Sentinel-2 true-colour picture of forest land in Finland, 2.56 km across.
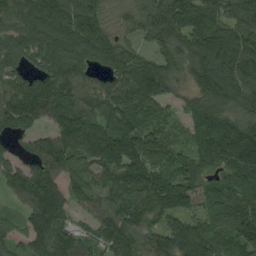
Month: August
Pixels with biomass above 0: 92%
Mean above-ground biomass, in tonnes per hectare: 118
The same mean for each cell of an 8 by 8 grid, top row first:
115 147 139 68 95 139 152 143
107 125 139 119 43 114 168 157
93 116 102 87 164 75 144 140
159 128 142 121 135 30 154 89
30 98 150 180 103 49 154 194
110 122 72 113 169 125 81 145
40 186 62 115 150 120 78 126
55 152 86 105 95 153 159 119
